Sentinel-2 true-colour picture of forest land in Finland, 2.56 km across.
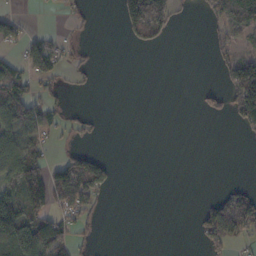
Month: October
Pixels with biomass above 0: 32%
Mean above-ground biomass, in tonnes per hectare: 39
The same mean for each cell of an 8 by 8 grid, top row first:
24 2 21 5 214 50 33 112
27 56 19 0 36 0 18 46
75 43 19 0 0 0 0 134
82 55 18 0 0 0 33 95
83 26 18 0 0 0 0 5
91 101 136 33 0 0 0 0
97 100 93 3 0 0 55 124
112 117 32 0 0 0 47 34
